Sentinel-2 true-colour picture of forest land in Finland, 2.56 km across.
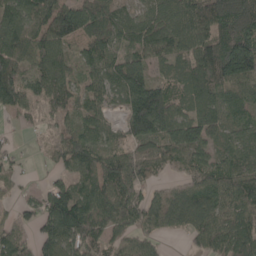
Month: May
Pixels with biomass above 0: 85%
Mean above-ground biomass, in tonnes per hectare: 91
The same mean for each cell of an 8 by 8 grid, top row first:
121 95 152 96 59 99 137 234
116 108 51 66 78 79 113 197
113 103 55 71 134 57 125 125
50 45 70 35 210 86 88 61
15 31 106 51 80 108 79 73
31 21 94 129 59 38 92 84
33 111 144 116 118 124 109 106
82 99 130 66 70 12 83 110
